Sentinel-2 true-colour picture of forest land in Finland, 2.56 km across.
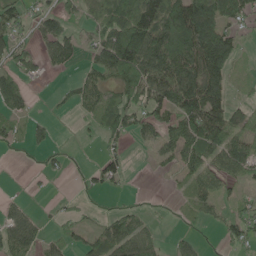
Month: May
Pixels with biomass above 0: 62%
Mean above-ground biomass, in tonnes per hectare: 57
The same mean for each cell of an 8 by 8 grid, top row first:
59 51 31 94 146 133 137 65
60 47 39 130 148 131 142 37
48 7 46 69 117 119 113 10
42 11 27 100 73 91 118 35
30 31 7 30 23 85 100 80
1 23 14 54 1 23 70 50
34 8 18 16 22 14 35 37
87 36 29 85 73 20 5 51
